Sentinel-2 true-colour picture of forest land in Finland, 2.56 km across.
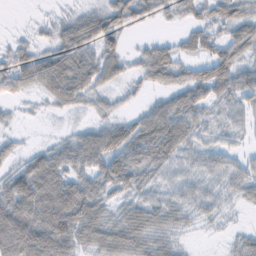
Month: February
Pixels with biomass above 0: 76%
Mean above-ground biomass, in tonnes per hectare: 37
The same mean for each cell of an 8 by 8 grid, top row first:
0 6 29 54 26 20 31 41
24 29 56 32 19 32 43 56
53 64 64 31 29 45 66 46
6 9 16 23 28 55 25 27
13 17 54 41 55 49 25 11
42 78 42 57 33 19 25 32
74 79 71 25 42 28 17 11
105 87 45 51 43 18 2 20
